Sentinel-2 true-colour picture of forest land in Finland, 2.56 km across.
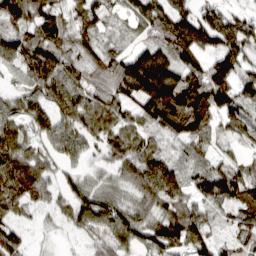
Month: March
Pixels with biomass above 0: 91%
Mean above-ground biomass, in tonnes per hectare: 96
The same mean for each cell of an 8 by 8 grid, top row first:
148 126 96 49 107 140 99 72
121 139 89 46 72 139 97 128
21 118 79 118 204 148 173 114
65 84 108 101 110 209 164 103
127 63 71 79 90 58 82 54
167 71 42 48 112 79 104 126
73 42 84 87 61 93 76 107
92 7 22 85 77 121 92 70
